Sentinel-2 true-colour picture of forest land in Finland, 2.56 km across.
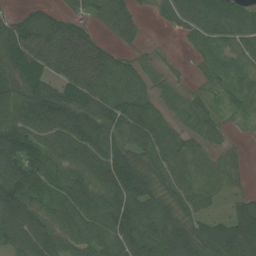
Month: July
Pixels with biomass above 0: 86%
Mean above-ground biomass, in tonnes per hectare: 74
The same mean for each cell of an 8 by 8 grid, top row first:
34 52 27 85 19 51 92 75
100 90 91 35 15 3 35 52
92 78 91 79 53 16 27 46
97 121 112 93 92 47 34 31
103 88 117 86 82 73 49 11
131 75 84 123 102 78 62 24
129 64 114 102 104 86 35 53
90 96 86 90 101 125 83 113
